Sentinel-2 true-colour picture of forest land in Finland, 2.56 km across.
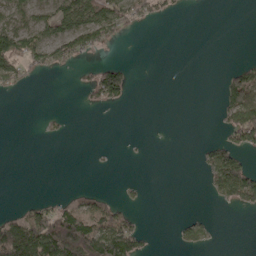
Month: May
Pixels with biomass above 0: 29%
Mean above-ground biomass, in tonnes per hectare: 35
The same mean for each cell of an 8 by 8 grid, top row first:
53 65 105 91 46 11 0 0
95 80 63 14 0 0 0 0
43 3 9 72 0 0 0 94
0 4 2 4 0 0 0 143
0 3 0 1 2 0 20 70
0 0 0 1 2 0 48 125
17 45 74 54 8 0 2 38
194 152 168 149 31 15 21 0
